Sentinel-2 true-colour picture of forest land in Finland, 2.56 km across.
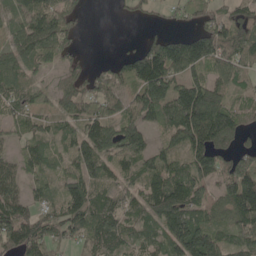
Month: May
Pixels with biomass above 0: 80%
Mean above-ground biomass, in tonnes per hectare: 78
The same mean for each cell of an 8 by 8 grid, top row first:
56 120 30 4 25 29 57 53
77 91 22 0 71 125 134 88
64 27 56 78 146 95 72 35
55 35 88 76 109 145 167 51
28 51 95 82 54 62 113 33
74 40 90 78 82 89 68 130
111 57 115 83 86 139 60 114
112 96 47 93 61 140 147 73
